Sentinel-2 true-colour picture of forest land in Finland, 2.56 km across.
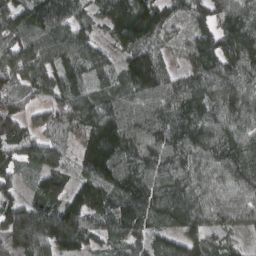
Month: March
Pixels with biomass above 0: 92%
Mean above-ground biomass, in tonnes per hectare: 107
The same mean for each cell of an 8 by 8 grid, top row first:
114 131 68 121 145 62 95 109
116 106 108 61 99 36 142 180
94 106 101 75 148 66 108 114
105 98 143 134 114 123 105 97
107 75 75 175 128 122 133 100
53 114 81 140 115 105 79 96
120 128 150 133 145 149 87 71
148 136 105 68 77 87 79 28
